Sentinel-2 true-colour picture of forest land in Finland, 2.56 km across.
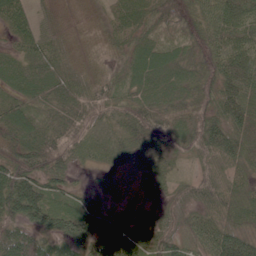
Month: June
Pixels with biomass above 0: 86%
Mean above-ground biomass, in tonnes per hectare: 49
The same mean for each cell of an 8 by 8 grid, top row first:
60 24 18 42 69 54 65 99
32 51 15 29 60 41 63 83
29 49 44 33 81 83 55 106
55 37 55 43 66 58 55 90
74 67 38 33 57 42 70 74
92 67 9 15 14 23 38 36
81 63 48 21 17 31 51 55
35 14 29 22 11 11 77 75
